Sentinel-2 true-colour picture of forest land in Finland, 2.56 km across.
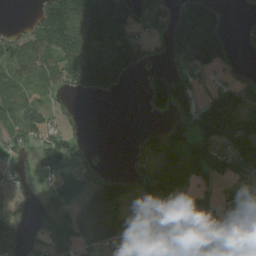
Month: August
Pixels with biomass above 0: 59%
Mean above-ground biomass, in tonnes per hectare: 86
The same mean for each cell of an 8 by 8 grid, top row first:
2 160 229 214 75 103 132 9
78 118 212 216 87 93 176 17
59 65 179 174 49 130 40 46
72 64 10 0 22 116 141 126
66 78 40 1 51 60 131 121
45 60 75 52 71 93 114 98
23 86 62 104 42 52 105 86
63 84 101 100 58 20 67 49
